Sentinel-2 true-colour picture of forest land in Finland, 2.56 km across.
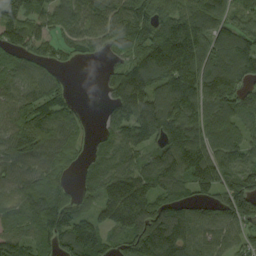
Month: September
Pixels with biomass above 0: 87%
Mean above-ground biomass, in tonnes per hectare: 108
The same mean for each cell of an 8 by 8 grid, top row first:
41 71 90 103 124 95 126 59
89 74 69 84 131 213 115 137
76 78 0 77 140 176 147 119
103 77 30 87 161 148 115 78
130 126 48 88 100 155 124 99
90 89 42 114 132 143 161 105
71 131 81 176 203 119 59 135
109 97 174 78 174 157 88 64
